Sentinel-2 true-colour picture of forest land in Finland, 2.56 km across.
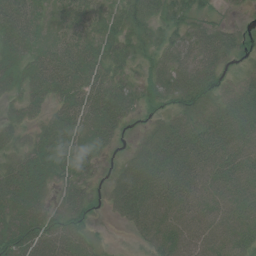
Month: July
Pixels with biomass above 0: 87%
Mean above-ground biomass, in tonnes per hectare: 47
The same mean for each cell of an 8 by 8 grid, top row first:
64 22 40 40 49 35 23 3
53 33 49 38 26 41 68 29
42 61 57 42 29 61 56 24
23 31 58 61 24 36 49 68
33 55 55 28 33 75 75 61
59 47 44 27 77 85 65 65
52 32 46 29 74 63 55 56
67 56 39 3 26 60 59 57
